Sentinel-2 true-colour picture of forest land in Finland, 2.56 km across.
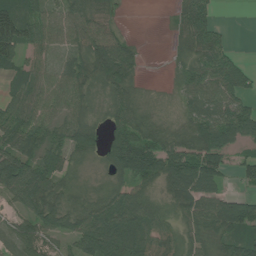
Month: July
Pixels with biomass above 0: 82%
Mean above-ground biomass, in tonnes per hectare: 62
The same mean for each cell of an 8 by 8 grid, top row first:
89 60 66 29 0 23 46 0
91 52 50 89 10 18 68 6
32 57 61 69 16 32 80 56
72 58 53 50 37 30 75 77
92 83 78 76 95 56 92 48
139 87 29 48 94 114 110 36
44 74 52 92 70 50 79 99
60 48 80 112 88 45 53 62
